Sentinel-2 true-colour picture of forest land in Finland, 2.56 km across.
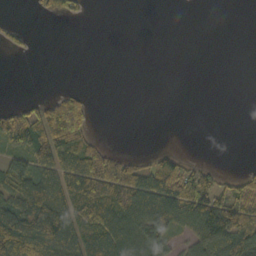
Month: October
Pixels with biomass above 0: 42%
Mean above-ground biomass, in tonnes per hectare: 54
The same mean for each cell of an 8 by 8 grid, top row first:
2 39 31 0 0 0 0 0
21 1 0 0 0 0 0 0
0 1 0 0 0 0 0 0
91 130 128 0 0 0 0 0
102 156 99 14 0 1 0 0
102 83 160 177 89 108 53 40
125 195 109 113 119 94 147 134
159 161 81 86 81 31 77 117
